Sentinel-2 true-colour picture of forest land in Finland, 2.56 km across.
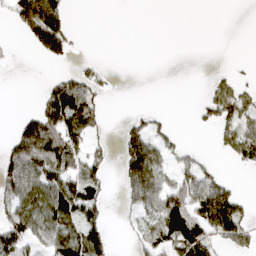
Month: April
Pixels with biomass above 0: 43%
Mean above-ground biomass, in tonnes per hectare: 60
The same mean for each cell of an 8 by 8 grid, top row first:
89 198 0 0 0 0 0 0
4 125 5 0 0 0 0 0
0 25 74 11 0 0 13 24
4 129 163 2 17 1 47 102
104 176 61 24 127 28 2 90
123 93 83 20 169 69 58 5
101 123 137 13 75 111 184 96
122 84 115 37 54 129 112 99
